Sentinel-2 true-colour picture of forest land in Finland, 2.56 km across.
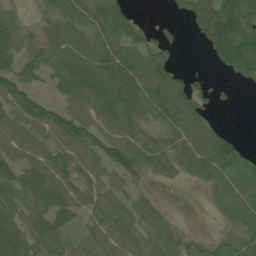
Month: June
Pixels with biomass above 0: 78%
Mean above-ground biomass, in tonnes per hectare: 52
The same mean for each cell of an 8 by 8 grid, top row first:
32 37 62 89 7 19 108 139
56 56 64 64 53 26 49 140
64 32 79 78 78 47 18 28
52 54 52 64 58 80 29 2
53 49 70 68 56 59 70 21
57 66 53 41 31 29 51 27
70 70 44 53 36 3 9 41
92 77 35 56 47 48 21 34
